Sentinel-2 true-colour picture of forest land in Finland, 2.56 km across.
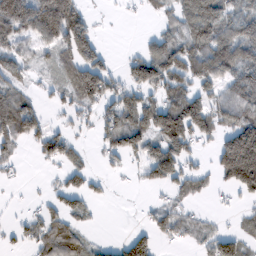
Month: February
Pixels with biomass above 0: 58%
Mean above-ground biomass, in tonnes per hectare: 61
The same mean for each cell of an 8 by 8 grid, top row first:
139 124 59 2 11 54 121 85
56 43 112 4 35 78 114 113
56 21 89 59 70 81 91 84
107 35 40 68 93 125 93 81
42 76 30 63 81 119 25 168
10 8 46 19 41 97 29 181
3 35 37 6 10 36 9 15
25 72 46 15 71 39 49 66
